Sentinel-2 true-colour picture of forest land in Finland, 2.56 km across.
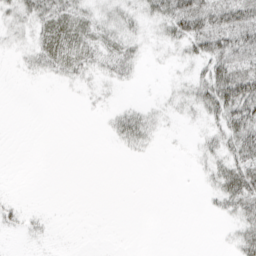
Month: March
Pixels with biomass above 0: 43%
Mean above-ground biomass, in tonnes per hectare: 14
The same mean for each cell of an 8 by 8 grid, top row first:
19 32 25 18 16 43 46 46
8 33 34 23 11 13 38 39
1 8 14 13 2 6 36 57
0 0 2 9 15 7 23 50
0 0 0 5 14 1 12 37
0 0 0 0 0 0 11 44
9 1 0 0 0 0 4 29
2 4 0 0 0 0 0 21
